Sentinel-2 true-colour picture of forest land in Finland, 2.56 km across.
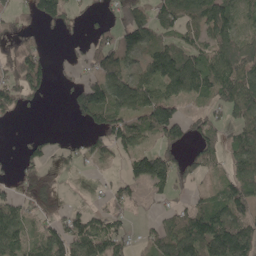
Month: May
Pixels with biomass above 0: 64%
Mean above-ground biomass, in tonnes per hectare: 77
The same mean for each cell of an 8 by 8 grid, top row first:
48 92 38 47 75 110 139 94
73 24 26 109 95 93 96 118
104 60 51 135 98 141 118 127
61 2 68 110 136 92 54 98
10 32 28 93 52 83 55 78
48 52 4 19 128 105 34 87
79 59 28 66 18 42 82 83
90 89 119 97 27 119 138 121
